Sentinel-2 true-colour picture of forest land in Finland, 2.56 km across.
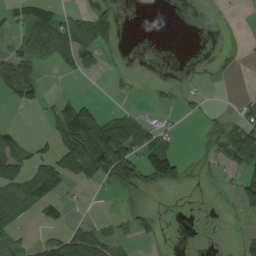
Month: August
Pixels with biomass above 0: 37%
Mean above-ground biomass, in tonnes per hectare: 30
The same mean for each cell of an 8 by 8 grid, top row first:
23 47 30 24 0 0 0 2
31 46 70 16 0 0 0 5
91 7 8 9 2 6 10 2
3 14 79 18 18 16 11 31
49 27 95 177 77 16 14 70
66 90 43 73 70 65 10 34
25 45 5 1 18 0 1 28
19 43 79 39 16 0 1 25
